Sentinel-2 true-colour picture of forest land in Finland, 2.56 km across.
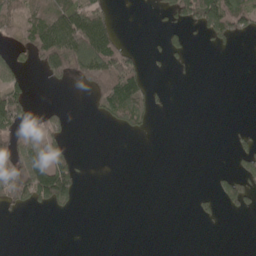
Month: May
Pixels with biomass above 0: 28%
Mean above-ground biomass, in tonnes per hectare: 39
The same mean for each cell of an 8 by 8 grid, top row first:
88 112 123 34 1 64 153 102
40 125 185 97 8 26 13 2
42 34 51 144 60 3 0 0
94 28 0 84 72 0 0 0
96 87 1 0 0 0 0 15
116 171 30 0 0 0 5 58
29 34 8 0 0 0 13 35
0 0 0 0 0 0 0 0
